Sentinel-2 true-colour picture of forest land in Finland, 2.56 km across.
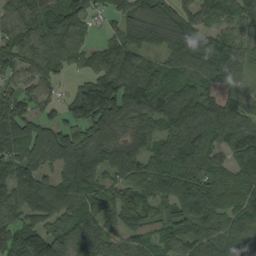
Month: September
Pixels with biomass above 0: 92%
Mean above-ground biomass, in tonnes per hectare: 99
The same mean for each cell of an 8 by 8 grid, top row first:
73 99 76 43 129 117 57 84
91 87 57 78 103 125 128 90
66 52 39 121 115 79 94 69
104 42 134 182 138 150 140 129
137 119 125 122 90 115 108 127
103 72 152 66 86 133 123 91
97 110 103 66 79 83 122 104
98 125 81 58 62 83 117 109
